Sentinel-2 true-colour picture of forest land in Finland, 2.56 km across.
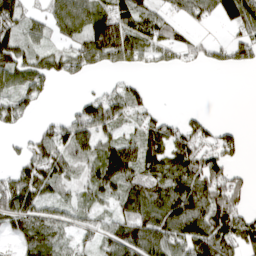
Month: April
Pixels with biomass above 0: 68%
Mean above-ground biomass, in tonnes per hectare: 77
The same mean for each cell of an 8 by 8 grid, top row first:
104 60 101 99 87 45 58 127
127 45 93 177 88 66 46 78
80 67 26 11 11 0 0 0
86 7 70 92 48 9 11 0
19 101 96 90 110 97 69 53
90 101 40 143 88 111 138 32
139 64 59 52 116 155 161 88
45 87 38 77 133 119 161 114
